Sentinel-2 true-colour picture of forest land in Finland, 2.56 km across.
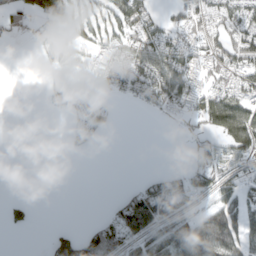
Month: April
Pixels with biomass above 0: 48%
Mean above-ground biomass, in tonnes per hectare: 55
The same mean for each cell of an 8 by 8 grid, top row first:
55 63 64 65 78 41 77 89
2 25 38 58 90 84 75 119
0 18 15 77 99 94 52 67
0 13 49 27 18 42 113 125
0 0 24 1 0 1 43 102
0 0 0 0 17 51 89 57
34 0 0 33 182 114 58 97
0 27 98 155 114 138 163 110
